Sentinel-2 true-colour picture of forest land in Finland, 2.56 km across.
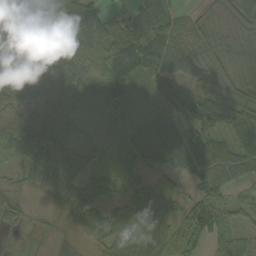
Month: September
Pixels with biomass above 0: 88%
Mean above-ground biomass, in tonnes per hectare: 68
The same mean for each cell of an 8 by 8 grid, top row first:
66 74 126 44 107 58 24 59
94 120 128 120 170 82 58 62
121 119 67 133 76 67 50 45
81 73 48 68 37 59 81 38
104 149 62 31 102 75 60 41
23 112 79 27 32 47 60 39
26 16 86 45 74 49 87 35
7 8 31 68 67 59 58 42
